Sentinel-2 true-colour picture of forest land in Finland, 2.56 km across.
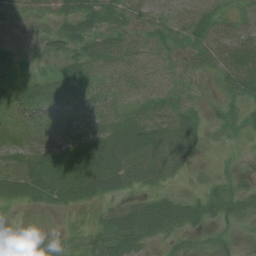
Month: July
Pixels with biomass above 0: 81%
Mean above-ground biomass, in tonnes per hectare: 30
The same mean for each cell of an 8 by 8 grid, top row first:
15 17 52 28 21 19 31 19
11 23 29 28 18 20 32 34
34 28 43 14 17 16 6 44
31 46 41 23 25 37 14 20
36 54 46 38 49 54 8 7
53 57 58 56 41 18 12 15
20 27 22 26 48 50 34 27
29 26 16 65 57 22 14 6
